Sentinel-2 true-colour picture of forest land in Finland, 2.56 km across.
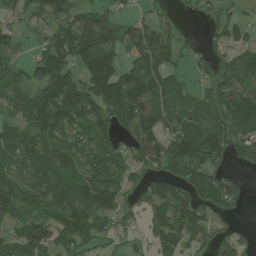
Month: July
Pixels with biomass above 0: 76%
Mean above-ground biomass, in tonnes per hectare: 77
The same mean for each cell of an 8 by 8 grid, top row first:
34 72 82 61 43 19 15 26
36 98 133 88 149 75 33 58
61 111 89 138 125 41 42 109
66 140 108 93 106 76 103 152
77 86 71 54 91 109 147 69
94 96 78 94 43 61 64 29
90 74 106 89 52 104 63 21
78 117 90 30 22 73 34 44
